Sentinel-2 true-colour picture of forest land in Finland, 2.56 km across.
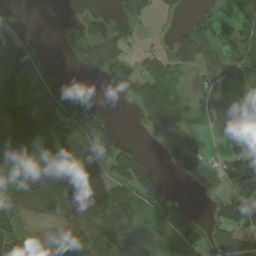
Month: August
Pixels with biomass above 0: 67%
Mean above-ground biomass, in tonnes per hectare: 58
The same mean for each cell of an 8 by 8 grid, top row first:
45 1 19 28 21 12 53 63
60 7 53 46 14 51 52 72
71 70 15 32 76 34 33 63
85 116 123 13 53 53 18 40
81 153 130 72 12 75 15 26
89 142 120 69 91 18 13 52
56 79 86 115 65 63 13 102
45 60 72 79 42 76 66 49
